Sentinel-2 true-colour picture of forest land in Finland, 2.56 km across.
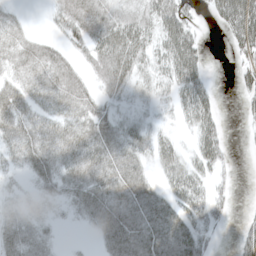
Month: April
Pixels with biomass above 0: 72%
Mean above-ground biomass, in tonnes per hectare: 33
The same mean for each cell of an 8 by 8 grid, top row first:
13 9 47 44 45 56 16 83
35 27 23 62 41 72 8 43
28 41 26 40 23 53 25 29
43 35 37 21 13 26 45 14
37 45 45 43 31 30 49 2
11 34 40 40 24 51 29 2
21 13 26 42 42 40 38 5
38 19 2 42 50 52 22 31
